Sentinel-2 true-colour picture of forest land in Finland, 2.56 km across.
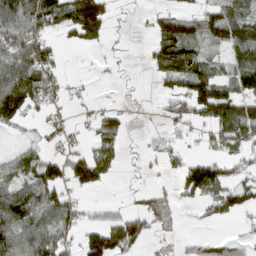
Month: March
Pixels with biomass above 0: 56%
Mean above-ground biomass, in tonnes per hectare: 63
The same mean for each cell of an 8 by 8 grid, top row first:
115 119 164 47 10 82 77 79
107 70 49 11 11 172 47 114
129 85 9 4 4 92 101 93
106 34 12 42 5 69 117 118
18 19 19 78 8 22 23 73
73 73 103 47 11 45 155 52
99 89 36 24 38 37 41 72
97 97 50 122 61 13 37 28
